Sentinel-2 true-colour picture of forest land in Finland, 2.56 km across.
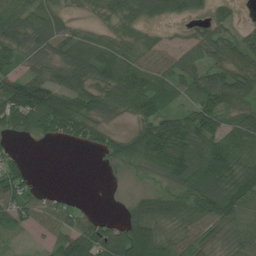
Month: July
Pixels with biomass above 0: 77%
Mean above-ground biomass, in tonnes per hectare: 63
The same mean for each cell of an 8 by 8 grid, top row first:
71 62 13 42 59 40 42 16
65 50 94 60 49 27 54 65
67 71 66 74 77 62 82 82
127 155 97 56 60 54 92 65
9 12 39 51 106 117 86 75
63 0 0 9 30 94 112 93
69 43 30 1 70 83 111 83
16 28 111 118 94 38 58 68
